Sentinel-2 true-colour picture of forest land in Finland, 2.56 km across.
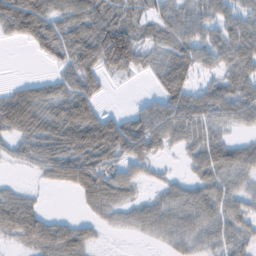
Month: February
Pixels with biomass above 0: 74%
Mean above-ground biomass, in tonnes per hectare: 49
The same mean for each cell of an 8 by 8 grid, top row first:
110 70 70 46 27 44 36 40
4 52 79 123 42 45 46 65
10 30 71 15 9 75 24 56
102 59 92 19 44 69 56 50
33 64 95 92 70 28 59 33
4 31 89 55 25 13 57 45
82 8 17 47 42 58 56 39
38 79 61 1 10 38 33 35
